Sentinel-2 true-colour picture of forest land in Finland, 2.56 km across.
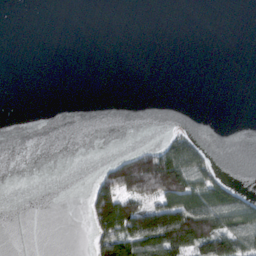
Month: March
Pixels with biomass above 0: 21%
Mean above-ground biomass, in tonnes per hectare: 29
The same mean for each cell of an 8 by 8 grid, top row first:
0 0 0 0 0 0 0 0
0 0 0 0 0 0 0 0
0 0 0 0 0 0 0 0
0 0 0 0 0 0 0 0
0 0 0 0 14 75 13 0
0 0 0 82 173 165 76 1
0 0 3 132 97 138 129 124
0 0 0 117 142 122 134 105
